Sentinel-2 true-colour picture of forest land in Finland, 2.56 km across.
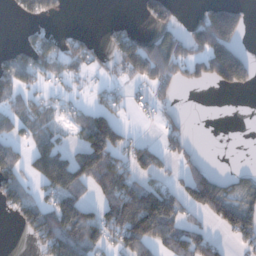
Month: December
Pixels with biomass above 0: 49%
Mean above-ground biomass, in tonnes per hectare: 77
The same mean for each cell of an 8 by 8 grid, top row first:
31 77 0 7 58 53 113 88
41 101 74 70 66 89 177 74
97 58 28 35 71 45 92 124
75 53 47 69 18 19 0 0
82 92 76 157 58 65 0 0
102 164 130 144 76 43 98 32
85 97 121 118 208 100 117 112
3 130 160 66 128 110 72 53
